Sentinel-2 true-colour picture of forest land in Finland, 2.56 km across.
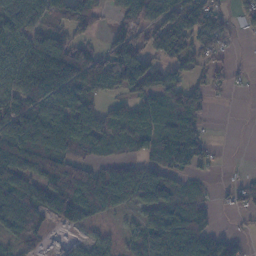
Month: November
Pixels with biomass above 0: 72%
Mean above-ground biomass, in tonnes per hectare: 85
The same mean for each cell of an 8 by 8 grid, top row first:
92 75 121 43 102 135 121 51
84 154 83 97 87 128 78 3
114 191 162 144 157 84 51 11
144 114 127 59 80 128 34 0
152 153 84 56 74 163 36 0
113 117 105 85 91 49 14 11
115 95 108 58 72 89 46 29
53 24 21 25 80 137 108 32
